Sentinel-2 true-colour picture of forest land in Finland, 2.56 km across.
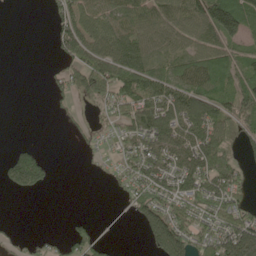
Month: May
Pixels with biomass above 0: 60%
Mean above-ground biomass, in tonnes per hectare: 61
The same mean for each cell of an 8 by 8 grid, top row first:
0 24 79 65 82 88 124 136
0 9 97 108 94 69 78 57
0 20 64 110 100 88 120 93
0 7 10 47 105 87 101 83
26 2 11 21 77 93 96 52
136 55 0 17 72 86 104 52
0 0 0 0 89 71 68 59
20 22 65 11 38 156 72 160
